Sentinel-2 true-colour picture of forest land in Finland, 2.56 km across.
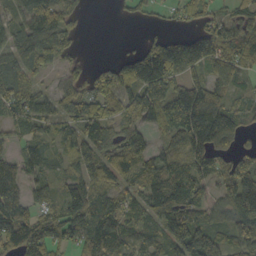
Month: October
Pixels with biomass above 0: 80%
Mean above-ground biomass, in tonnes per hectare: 78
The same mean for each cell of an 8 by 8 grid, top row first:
56 120 30 4 25 29 57 53
77 91 22 0 71 125 134 88
64 27 56 78 146 95 72 35
55 35 88 76 109 145 167 51
28 51 95 82 54 62 113 33
74 40 90 78 82 89 68 130
111 57 115 83 86 139 60 114
112 96 47 93 61 140 147 73
